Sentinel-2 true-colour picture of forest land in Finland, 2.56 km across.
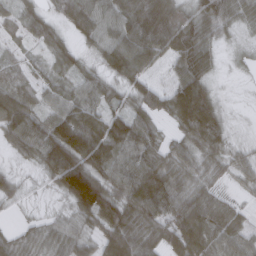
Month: March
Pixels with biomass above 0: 89%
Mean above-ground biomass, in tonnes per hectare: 67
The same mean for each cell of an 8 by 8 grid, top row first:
51 48 95 77 146 83 86 48
25 46 35 82 113 98 62 10
45 44 42 42 53 63 55 3
103 64 88 59 58 99 130 2
57 120 134 98 86 41 75 13
21 42 167 70 112 77 48 32
9 6 90 71 103 89 80 26
41 46 49 101 78 82 79 61
